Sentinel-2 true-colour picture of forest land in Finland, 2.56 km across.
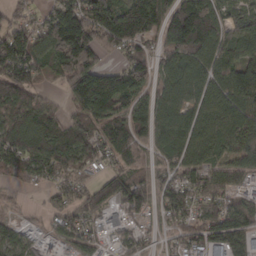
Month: March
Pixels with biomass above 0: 87%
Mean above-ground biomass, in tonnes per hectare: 120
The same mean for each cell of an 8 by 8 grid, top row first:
78 99 210 171 248 206 244 82
147 169 234 98 102 185 185 135
167 41 227 138 125 121 134 185
152 101 96 135 105 113 121 142
138 144 137 149 89 125 136 133
68 80 97 107 85 99 92 77
11 56 126 92 115 112 111 85
61 30 90 47 67 68 111 79
